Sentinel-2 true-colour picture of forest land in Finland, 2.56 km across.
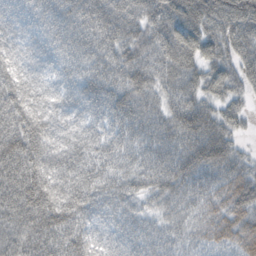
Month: October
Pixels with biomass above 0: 98%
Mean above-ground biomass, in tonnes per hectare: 73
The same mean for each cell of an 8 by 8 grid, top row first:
48 61 87 104 102 86 88 90
42 49 67 83 81 101 73 80
62 30 60 78 83 76 67 67
91 48 44 86 81 96 84 47
102 71 55 60 64 92 135 40
103 83 67 61 68 100 83 77
94 105 69 52 42 58 57 80
65 90 77 43 54 41 45 69
